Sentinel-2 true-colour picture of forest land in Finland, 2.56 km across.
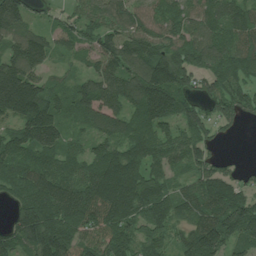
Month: July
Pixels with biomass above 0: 91%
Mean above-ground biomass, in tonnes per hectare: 132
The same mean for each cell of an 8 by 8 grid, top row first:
182 33 102 134 105 139 136 130
130 112 76 141 164 186 168 151
226 71 58 126 164 183 127 146
179 153 88 103 144 136 89 126
130 166 60 124 149 124 99 3
114 155 141 218 160 63 119 50
89 185 188 204 158 112 157 161
143 178 132 165 116 81 194 124
